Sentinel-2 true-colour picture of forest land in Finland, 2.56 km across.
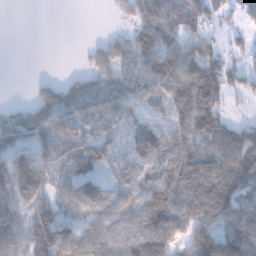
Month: January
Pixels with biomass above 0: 78%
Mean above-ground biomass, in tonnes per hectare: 77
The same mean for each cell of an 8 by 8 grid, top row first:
0 0 0 18 99 88 85 65
0 0 5 71 113 95 69 35
0 30 48 73 87 112 121 53
65 140 61 45 52 68 112 17
97 108 82 60 83 63 81 104
101 87 77 39 80 102 116 122
71 101 116 79 113 124 125 105
74 93 98 86 119 68 160 153
